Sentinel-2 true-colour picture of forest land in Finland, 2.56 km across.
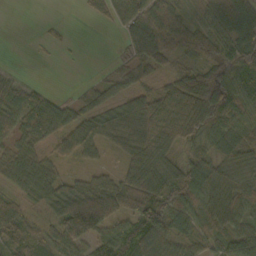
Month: October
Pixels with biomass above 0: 82%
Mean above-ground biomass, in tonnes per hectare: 56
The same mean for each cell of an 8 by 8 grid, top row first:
0 1 4 30 83 57 42 61
0 9 1 3 84 64 67 91
29 2 6 37 45 59 59 75
79 87 51 57 55 94 98 67
46 44 68 26 68 59 67 83
59 55 32 35 119 88 75 48
47 41 130 94 105 82 66 57
53 49 74 64 55 66 46 73
